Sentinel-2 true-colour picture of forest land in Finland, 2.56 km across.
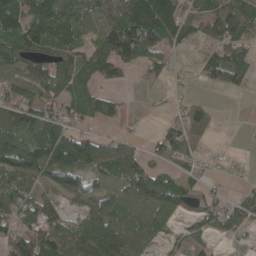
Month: May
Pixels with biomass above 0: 73%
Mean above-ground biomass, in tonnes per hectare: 69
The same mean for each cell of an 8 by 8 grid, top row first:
108 127 94 92 136 78 74 102
102 88 72 123 121 43 37 57
84 83 77 46 20 15 32 39
100 86 55 41 5 21 50 0
158 179 133 50 20 72 27 2
97 79 75 62 109 49 20 7
85 77 55 80 55 63 48 57
68 104 92 131 74 34 39 17
